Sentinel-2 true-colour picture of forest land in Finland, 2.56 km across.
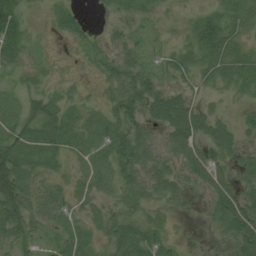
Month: July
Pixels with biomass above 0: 75%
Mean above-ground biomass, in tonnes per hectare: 33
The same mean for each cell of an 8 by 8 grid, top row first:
51 17 20 18 23 7 36 39
40 7 18 35 32 30 53 36
22 18 9 45 54 26 31 48
33 50 26 37 47 57 25 10
53 41 28 44 46 43 41 25
71 24 17 31 45 38 51 23
70 42 18 20 26 16 21 65
38 27 29 32 37 16 6 51
